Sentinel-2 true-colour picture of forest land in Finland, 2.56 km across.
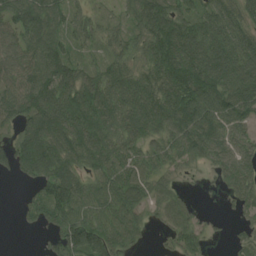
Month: August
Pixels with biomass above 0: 84%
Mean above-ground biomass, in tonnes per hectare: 68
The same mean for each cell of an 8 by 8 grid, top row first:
68 73 42 23 71 76 62 62
73 87 41 49 66 110 85 86
77 115 82 75 74 109 108 108
73 110 118 80 96 111 109 94
57 85 91 71 68 71 78 52
33 95 60 73 60 23 13 66
13 104 89 86 49 48 4 27
0 31 107 78 18 44 21 25
